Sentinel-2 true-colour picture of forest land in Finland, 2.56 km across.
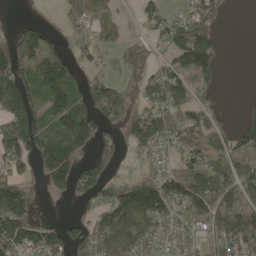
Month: May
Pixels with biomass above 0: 67%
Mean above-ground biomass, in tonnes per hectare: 88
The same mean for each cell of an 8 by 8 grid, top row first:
6 11 75 32 63 43 69 0
86 97 67 54 42 103 137 0
130 167 73 64 57 102 71 0
128 124 154 106 89 92 74 30
127 186 134 52 106 72 79 86
79 110 127 57 67 100 123 105
171 2 8 108 163 111 146 140
150 115 75 109 88 70 75 145
